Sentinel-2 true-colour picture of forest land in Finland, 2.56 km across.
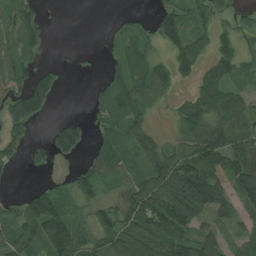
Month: July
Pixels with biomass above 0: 68%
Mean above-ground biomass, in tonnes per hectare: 71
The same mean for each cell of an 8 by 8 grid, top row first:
85 10 0 9 16 81 76 34
84 21 4 18 55 85 70 58
83 50 1 70 84 72 83 79
79 39 1 69 63 56 141 100
56 50 73 84 69 58 122 80
8 21 64 74 92 129 119 114
64 149 46 84 128 160 109 65
114 140 95 89 92 115 69 44
